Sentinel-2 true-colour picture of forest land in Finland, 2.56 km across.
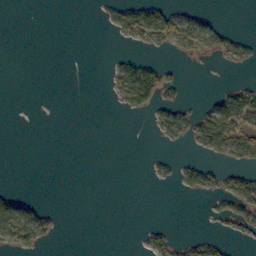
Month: October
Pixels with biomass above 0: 20%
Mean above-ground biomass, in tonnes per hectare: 20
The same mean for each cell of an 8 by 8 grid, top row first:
0 0 0 31 83 48 11 0
0 0 0 2 21 35 34 35
0 0 0 17 112 14 0 4
0 0 0 5 37 43 44 123
0 0 0 0 0 17 54 74
0 0 0 0 3 27 45 46
41 13 0 0 0 0 9 52
77 20 0 0 14 19 24 17
